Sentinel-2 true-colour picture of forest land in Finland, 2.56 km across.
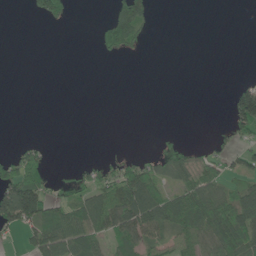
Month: June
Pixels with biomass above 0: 36%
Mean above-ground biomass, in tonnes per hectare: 37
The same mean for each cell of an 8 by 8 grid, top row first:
0 66 0 50 68 0 0 0
0 0 0 50 15 0 0 0
0 0 0 0 0 0 0 11
0 0 0 0 0 0 0 128
14 12 0 1 0 15 13 40
115 35 31 62 103 54 55 47
179 65 72 114 132 104 106 106
11 96 82 55 71 49 56 104
